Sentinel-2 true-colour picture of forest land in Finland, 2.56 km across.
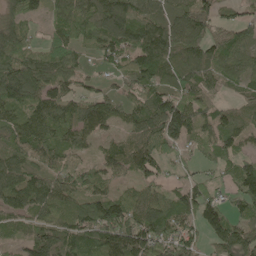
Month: May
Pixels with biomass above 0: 87%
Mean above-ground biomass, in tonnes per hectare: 82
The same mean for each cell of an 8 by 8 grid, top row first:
61 40 101 138 73 79 89 55
99 65 55 100 137 105 91 85
147 102 55 33 103 92 79 68
67 92 80 69 93 136 72 43
74 87 65 46 83 55 59 38
87 81 77 62 70 23 28 90
73 87 79 122 97 69 115 63
33 103 118 137 124 110 63 117
